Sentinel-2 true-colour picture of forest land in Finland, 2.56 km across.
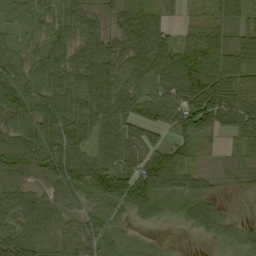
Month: September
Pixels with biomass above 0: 88%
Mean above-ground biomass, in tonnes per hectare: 56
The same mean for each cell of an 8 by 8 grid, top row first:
21 32 53 36 93 18 56 66
28 41 54 50 98 81 115 70
58 60 69 71 46 113 108 72
56 73 72 73 49 65 108 76
64 82 66 70 67 38 18 46
57 71 86 108 100 71 21 26
63 59 33 33 48 18 30 4
67 56 54 22 7 2 8 26
